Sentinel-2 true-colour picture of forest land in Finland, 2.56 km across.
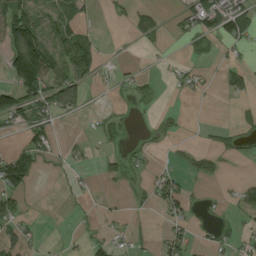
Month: August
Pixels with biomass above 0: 35%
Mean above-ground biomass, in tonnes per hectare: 40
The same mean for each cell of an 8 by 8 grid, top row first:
142 52 44 11 47 25 100 96
157 142 95 2 8 2 27 32
119 124 61 10 18 24 15 47
89 72 21 8 5 12 0 10
30 63 19 7 12 12 13 26
138 3 13 25 18 39 32 9
59 0 9 11 8 60 21 36
71 5 12 37 15 65 24 42
